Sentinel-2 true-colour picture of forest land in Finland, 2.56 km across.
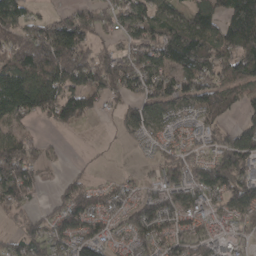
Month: April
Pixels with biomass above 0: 75%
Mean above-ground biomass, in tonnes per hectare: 91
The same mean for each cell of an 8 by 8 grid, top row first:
131 49 89 67 104 67 115 148
144 192 134 56 118 131 128 150
172 149 148 141 112 114 105 109
130 107 155 32 95 49 110 57
103 24 1 6 40 49 35 136
145 17 31 16 22 83 105 132
78 32 111 71 101 97 69 106
61 89 109 53 90 90 76 30
